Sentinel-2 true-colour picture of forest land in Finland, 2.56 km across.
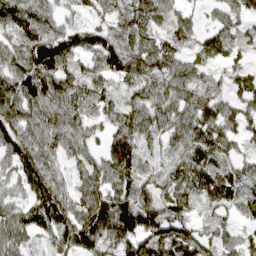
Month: April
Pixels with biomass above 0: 92%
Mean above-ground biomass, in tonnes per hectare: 91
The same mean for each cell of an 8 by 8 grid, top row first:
124 80 42 69 102 68 30 68
92 155 76 92 88 77 74 63
115 145 87 81 78 89 55 60
115 101 93 67 89 94 99 73
123 88 77 83 73 69 114 58
77 116 61 120 74 85 109 75
67 130 97 154 108 102 66 74
80 55 167 119 134 154 93 57
